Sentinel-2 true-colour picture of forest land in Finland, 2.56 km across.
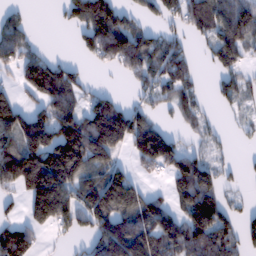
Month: February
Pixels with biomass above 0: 64%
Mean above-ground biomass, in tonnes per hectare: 103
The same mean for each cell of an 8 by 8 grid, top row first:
40 1 125 149 47 77 127 154
107 13 45 153 109 65 64 101
52 189 59 7 71 101 17 70
115 109 112 167 78 52 31 29
127 195 236 196 193 80 40 10
188 255 153 129 40 123 117 23
22 223 135 194 151 77 191 30
143 10 46 181 147 113 124 84
